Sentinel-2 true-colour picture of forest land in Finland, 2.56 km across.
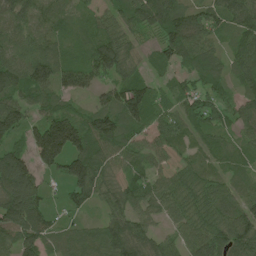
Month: June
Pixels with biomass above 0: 88%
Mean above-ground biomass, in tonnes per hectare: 76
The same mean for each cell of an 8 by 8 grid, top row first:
87 73 38 56 99 107 77 96
74 67 49 98 30 112 76 69
94 96 104 65 61 40 76 60
99 65 45 104 123 65 91 61
55 206 110 94 57 53 38 43
150 37 115 58 63 64 53 41
127 45 40 55 64 62 84 78
87 68 54 85 82 54 98 111
